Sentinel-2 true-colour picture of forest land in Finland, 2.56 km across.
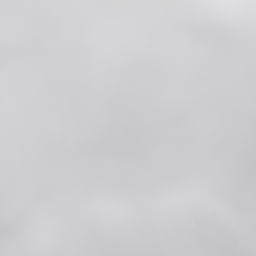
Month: June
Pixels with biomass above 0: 37%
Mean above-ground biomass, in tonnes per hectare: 4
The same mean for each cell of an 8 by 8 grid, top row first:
0 0 0 0 0 0 0 0
0 0 0 0 0 0 0 0
0 0 0 0 1 0 0 0
1 0 0 0 2 0 0 1
1 2 2 2 5 4 4 6
1 5 8 7 12 7 4 5
2 13 9 6 8 11 9 9
10 13 13 9 6 9 8 13
